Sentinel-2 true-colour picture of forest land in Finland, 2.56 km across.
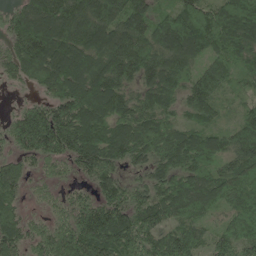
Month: May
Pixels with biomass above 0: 96%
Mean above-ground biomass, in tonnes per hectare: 112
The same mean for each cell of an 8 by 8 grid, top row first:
87 151 163 149 125 111 134 176
97 169 137 170 130 154 104 117
54 116 113 133 101 108 122 73
46 127 131 132 106 62 87 51
82 148 147 142 116 115 107 122
96 55 55 109 66 104 103 120
71 42 98 141 119 112 75 101
110 112 167 164 136 125 76 114
